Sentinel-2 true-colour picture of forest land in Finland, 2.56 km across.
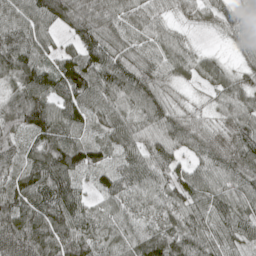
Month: May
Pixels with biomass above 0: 95%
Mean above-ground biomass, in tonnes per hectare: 76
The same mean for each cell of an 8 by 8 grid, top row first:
84 97 97 79 66 28 40 56
108 58 77 83 63 56 12 41
76 90 138 97 88 48 47 52
94 122 89 75 80 57 26 67
56 94 89 67 67 72 63 78
66 119 65 62 75 68 76 75
100 116 82 62 67 64 74 76
130 109 108 73 86 87 73 57
